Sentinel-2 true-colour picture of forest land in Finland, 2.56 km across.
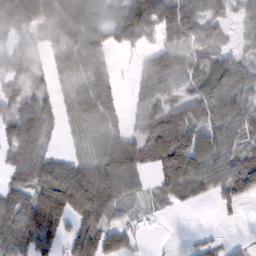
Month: February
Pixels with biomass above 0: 80%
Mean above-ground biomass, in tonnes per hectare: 77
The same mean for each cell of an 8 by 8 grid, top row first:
136 105 102 64 141 144 68 55
42 40 105 58 52 93 64 41
58 38 80 44 62 87 89 84
88 79 74 76 72 100 94 86
98 44 41 105 102 158 95 60
71 94 90 96 34 104 112 119
109 177 114 77 29 21 9 25
107 99 89 87 16 5 26 7
